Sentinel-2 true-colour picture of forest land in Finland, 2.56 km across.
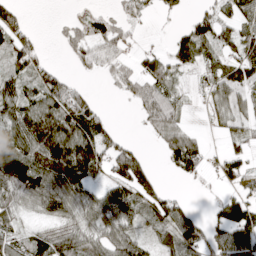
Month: April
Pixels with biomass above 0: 67%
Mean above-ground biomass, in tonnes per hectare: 58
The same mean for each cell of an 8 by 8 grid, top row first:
45 1 19 28 21 12 53 63
60 7 53 46 14 51 52 72
71 70 15 32 76 34 33 63
85 116 123 13 53 53 18 40
81 153 130 72 12 75 15 26
89 142 120 69 91 18 13 52
56 79 86 115 65 63 13 102
45 60 72 79 42 76 66 49
